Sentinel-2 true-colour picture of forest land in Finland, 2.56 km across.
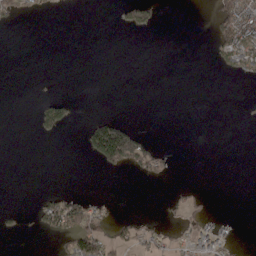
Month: May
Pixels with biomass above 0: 15%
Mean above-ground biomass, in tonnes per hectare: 19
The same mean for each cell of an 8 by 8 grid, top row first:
35 6 0 3 47 0 11 120
0 0 0 0 0 0 8 119
0 0 0 0 0 0 0 15
0 67 5 5 0 0 0 1
0 1 15 207 58 0 0 0
0 0 0 4 25 7 0 0
6 66 72 14 0 21 18 0
3 11 90 45 34 24 42 3
